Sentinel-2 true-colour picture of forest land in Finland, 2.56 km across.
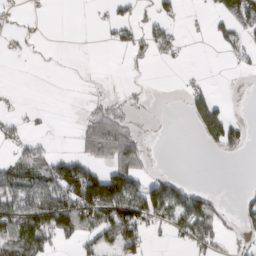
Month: March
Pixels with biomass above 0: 34%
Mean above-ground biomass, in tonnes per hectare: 33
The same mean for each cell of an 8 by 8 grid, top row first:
8 2 0 17 16 15 11 82
5 2 0 10 32 28 2 25
0 0 1 2 4 1 5 1
9 2 7 35 7 0 69 1
25 13 30 98 28 0 22 30
65 79 121 107 38 18 0 0
85 123 117 122 84 85 66 17
87 65 44 60 40 17 44 16
